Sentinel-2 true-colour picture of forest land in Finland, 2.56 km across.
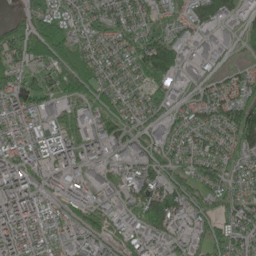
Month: May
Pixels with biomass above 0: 83%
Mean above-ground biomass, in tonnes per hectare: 87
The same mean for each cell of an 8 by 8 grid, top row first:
27 133 67 85 70 55 81 62
93 126 88 82 104 101 58 31
58 73 122 75 65 73 55 64
126 86 48 96 65 53 98 135
123 130 97 76 76 86 92 88
160 74 81 67 119 66 90 62
160 113 74 70 123 104 58 83
145 130 120 74 77 67 67 76
